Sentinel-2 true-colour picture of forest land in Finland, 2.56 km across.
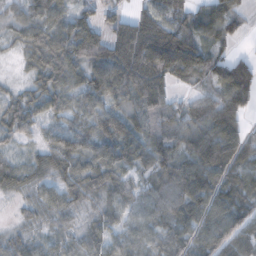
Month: November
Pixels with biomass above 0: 90%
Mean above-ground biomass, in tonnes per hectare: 64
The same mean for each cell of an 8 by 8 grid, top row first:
39 88 38 15 60 69 58 50
25 97 71 70 127 122 54 12
14 63 65 97 115 68 52 127
58 47 57 64 81 55 77 80
24 39 59 80 75 72 120 92
54 40 67 61 37 83 110 85
9 46 33 45 57 76 106 80
31 33 40 44 49 65 75 69
